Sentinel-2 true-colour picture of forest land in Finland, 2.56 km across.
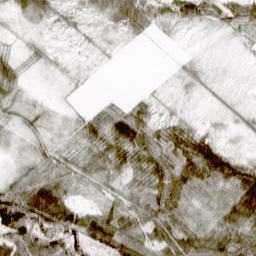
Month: March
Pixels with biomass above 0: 81%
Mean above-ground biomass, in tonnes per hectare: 41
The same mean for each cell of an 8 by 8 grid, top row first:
20 38 20 57 61 38 36 60
10 14 8 7 1 2 2 7
28 6 6 0 1 12 18 3
26 15 13 38 36 14 8 19
14 25 27 57 66 73 55 7
27 60 42 37 49 87 76 76
144 137 42 42 62 66 35 77
88 95 96 90 66 66 75 59
